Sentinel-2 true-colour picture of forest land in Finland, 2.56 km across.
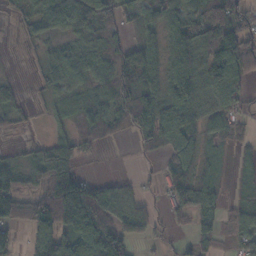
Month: November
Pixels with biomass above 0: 75%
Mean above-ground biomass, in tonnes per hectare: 63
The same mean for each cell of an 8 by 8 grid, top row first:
22 93 92 60 60 76 92 75
7 26 47 66 98 85 100 92
12 31 46 80 100 90 92 58
33 17 51 72 106 86 57 41
6 54 26 14 40 76 33 26
84 142 62 12 13 64 38 33
88 132 153 87 37 53 77 65
40 108 122 112 41 21 34 58
